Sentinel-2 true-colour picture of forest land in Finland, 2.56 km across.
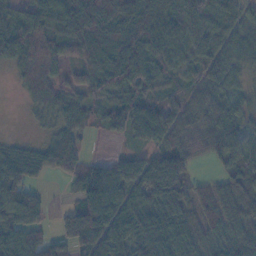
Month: November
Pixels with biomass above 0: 86%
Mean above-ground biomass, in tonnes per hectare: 69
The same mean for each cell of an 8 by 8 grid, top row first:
81 117 157 142 122 95 93 48
98 67 59 69 110 83 59 60
24 57 47 73 83 37 69 35
0 41 54 73 80 76 73 41
25 41 46 8 47 83 66 57
56 29 65 96 109 103 17 67
75 17 76 92 81 90 70 68
57 47 83 78 97 112 54 71
